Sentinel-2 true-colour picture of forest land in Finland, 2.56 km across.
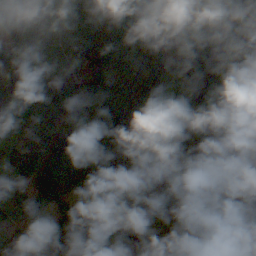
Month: October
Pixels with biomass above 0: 98%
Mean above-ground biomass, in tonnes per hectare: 106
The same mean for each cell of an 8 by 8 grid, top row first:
90 114 119 88 111 120 112 99
64 78 127 145 95 89 100 98
80 57 104 122 157 106 109 87
71 77 101 155 130 87 98 63
109 145 100 126 142 93 86 98
136 140 106 102 67 99 82 141
47 62 80 126 97 105 63 142
86 150 135 135 142 125 142 130
